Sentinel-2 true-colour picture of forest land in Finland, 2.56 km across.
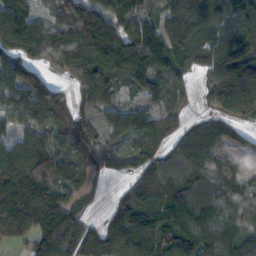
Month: November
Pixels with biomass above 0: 86%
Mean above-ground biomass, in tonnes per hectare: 116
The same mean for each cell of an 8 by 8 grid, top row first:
136 59 187 144 106 149 159 122
119 146 217 170 164 114 119 146
148 77 96 104 53 71 82 171
117 129 70 44 75 54 39 84
104 125 108 52 94 67 122 49
183 133 80 33 102 108 119 87
187 188 72 60 140 165 134 117
57 167 144 151 173 173 129 110
